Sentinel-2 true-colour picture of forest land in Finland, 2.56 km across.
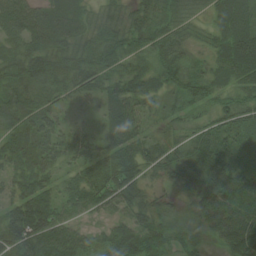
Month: August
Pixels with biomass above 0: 91%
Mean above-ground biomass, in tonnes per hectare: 47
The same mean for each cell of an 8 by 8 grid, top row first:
67 52 33 24 43 44 34 75
39 55 47 51 42 56 29 85
62 62 56 36 38 48 45 51
63 44 12 48 26 33 32 51
50 42 38 42 39 37 58 27
34 33 39 72 37 37 66 45
53 63 48 43 46 21 54 64
72 74 50 56 64 43 29 67
